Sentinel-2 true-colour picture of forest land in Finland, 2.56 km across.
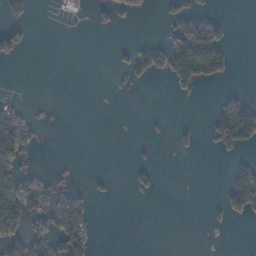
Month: January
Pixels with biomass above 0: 22%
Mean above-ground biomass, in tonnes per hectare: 22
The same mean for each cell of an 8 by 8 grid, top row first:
31 2 3 18 8 33 44 0
38 0 0 6 29 85 121 1
0 0 0 2 16 45 45 1
47 3 0 0 1 0 8 80
104 1 0 0 4 10 11 56
64 16 2 5 11 0 0 54
97 57 51 0 0 0 6 35
55 58 57 0 0 0 0 0
